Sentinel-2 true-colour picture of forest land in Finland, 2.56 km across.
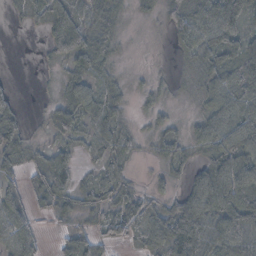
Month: November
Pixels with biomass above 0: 75%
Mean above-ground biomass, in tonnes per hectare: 41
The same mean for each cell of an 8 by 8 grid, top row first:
12 59 56 38 16 48 68 63
0 31 85 32 5 22 57 50
5 4 41 25 12 14 45 76
36 16 52 49 17 9 37 72
42 19 27 43 13 36 51 80
30 59 25 42 6 24 69 79
53 22 39 40 43 54 81 86
63 6 34 37 38 73 69 71
